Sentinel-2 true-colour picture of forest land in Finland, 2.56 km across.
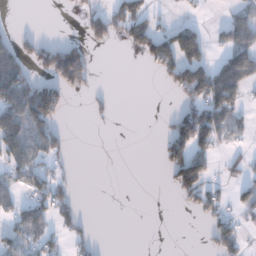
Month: December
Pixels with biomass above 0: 35%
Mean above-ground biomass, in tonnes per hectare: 46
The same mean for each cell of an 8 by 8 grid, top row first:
0 0 28 85 80 13 4 46
63 69 60 17 78 128 50 93
118 62 93 0 0 80 135 122
116 111 0 16 0 42 111 44
100 73 0 0 0 107 85 19
41 56 2 0 0 85 63 30
40 66 24 0 0 9 58 43
41 45 23 0 0 0 25 44
